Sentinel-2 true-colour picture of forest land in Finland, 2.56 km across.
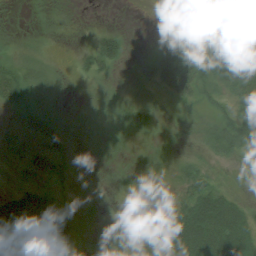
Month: July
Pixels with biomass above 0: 77%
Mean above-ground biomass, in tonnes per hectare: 25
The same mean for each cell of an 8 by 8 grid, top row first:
1 6 3 0 1 13 14 53
8 7 6 45 6 51 38 65
35 11 8 10 14 69 27 48
16 17 3 12 23 13 12 33
9 27 6 5 4 8 20 39
12 24 12 9 12 18 26 11
62 47 16 13 10 32 66 33
88 66 21 33 25 63 80 60
